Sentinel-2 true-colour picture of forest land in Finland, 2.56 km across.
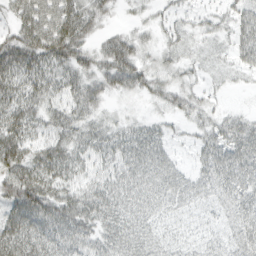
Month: March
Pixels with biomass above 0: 85%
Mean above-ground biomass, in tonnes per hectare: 39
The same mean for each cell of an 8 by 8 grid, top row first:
35 56 64 19 11 21 18 39
59 66 55 49 25 27 16 39
49 42 41 50 45 24 13 11
55 37 43 9 6 32 25 13
60 47 42 38 50 13 34 54
67 55 31 34 45 36 39 54
61 58 59 46 37 29 23 47
59 54 58 44 39 23 26 39
